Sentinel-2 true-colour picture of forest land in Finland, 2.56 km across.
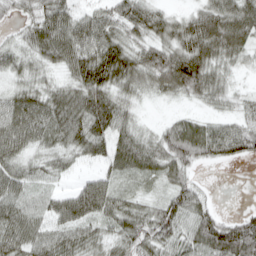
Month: April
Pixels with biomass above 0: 87%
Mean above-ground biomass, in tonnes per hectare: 61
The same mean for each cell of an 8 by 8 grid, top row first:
34 83 57 61 73 38 76 93
41 77 90 87 66 81 89 70
34 33 69 78 61 105 80 16
88 87 93 79 9 14 27 38
74 52 67 58 56 88 79 70
67 39 22 46 44 52 3 0
75 60 96 67 46 80 41 10
82 65 63 47 69 71 89 100
